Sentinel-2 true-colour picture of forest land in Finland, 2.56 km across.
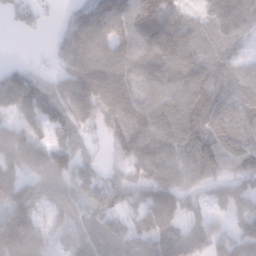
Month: January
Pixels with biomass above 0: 85%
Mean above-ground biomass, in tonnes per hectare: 104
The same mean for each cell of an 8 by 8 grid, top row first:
54 21 113 171 172 93 89 192
1 27 174 146 141 142 59 52
119 84 165 170 107 136 111 70
89 148 138 143 138 130 130 74
115 101 96 93 140 119 112 88
86 82 108 66 83 97 72 69
113 56 68 77 101 89 39 72
238 66 77 87 93 138 111 130
